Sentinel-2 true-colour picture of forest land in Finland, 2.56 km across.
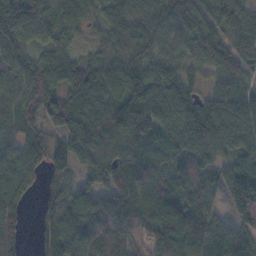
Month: November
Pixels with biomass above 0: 90%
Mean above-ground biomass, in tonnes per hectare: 90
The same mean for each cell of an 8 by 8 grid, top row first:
118 90 61 73 72 84 79 81
97 66 30 61 82 70 108 82
87 103 93 104 111 71 34 85
86 76 111 122 129 94 81 97
72 68 124 93 124 82 82 74
95 54 47 83 146 92 66 146
71 66 119 124 123 59 65 145
58 67 131 140 76 108 102 127
